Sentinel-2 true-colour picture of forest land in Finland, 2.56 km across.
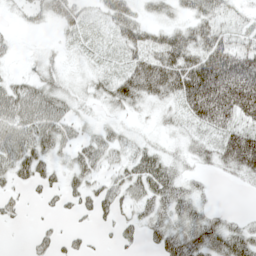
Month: May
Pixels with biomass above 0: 71%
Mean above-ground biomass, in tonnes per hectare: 40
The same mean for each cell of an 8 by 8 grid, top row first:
8 32 35 57 26 24 50 16
7 11 19 19 56 79 72 44
24 35 16 41 94 92 137 99
69 68 14 16 15 29 127 95
67 48 34 37 21 14 33 105
35 29 36 27 62 30 12 29
17 10 25 37 30 44 19 1
0 26 17 12 26 59 59 52
